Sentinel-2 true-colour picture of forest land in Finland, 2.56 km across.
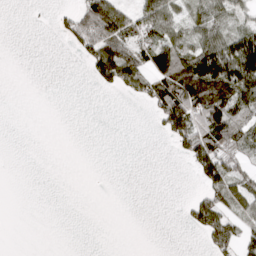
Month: March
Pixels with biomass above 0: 37%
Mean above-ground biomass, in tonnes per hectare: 36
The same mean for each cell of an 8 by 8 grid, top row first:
0 2 65 106 85 47 68 37
0 0 37 92 63 85 89 104
0 0 0 61 61 133 153 126
0 0 0 0 6 120 122 96
0 0 0 0 0 35 100 63
0 0 0 0 0 0 77 59
0 0 0 0 0 2 78 48
0 0 0 0 0 0 39 56
